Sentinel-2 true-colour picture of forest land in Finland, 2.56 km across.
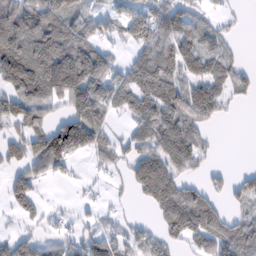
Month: February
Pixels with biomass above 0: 66%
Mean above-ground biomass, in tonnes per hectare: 72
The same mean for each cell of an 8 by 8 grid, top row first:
113 116 72 49 89 90 33 6
120 130 136 37 72 106 63 11
127 171 223 110 134 85 98 42
84 46 130 62 90 84 61 3
53 129 150 57 74 116 26 0
44 45 8 22 118 74 34 22
35 15 12 15 18 130 91 36
50 31 58 69 53 52 88 111
